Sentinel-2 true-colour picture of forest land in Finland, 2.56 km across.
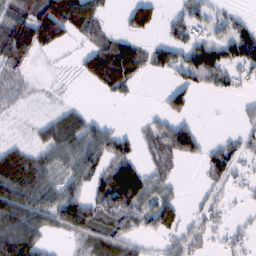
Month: February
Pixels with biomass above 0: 61%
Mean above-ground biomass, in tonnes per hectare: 45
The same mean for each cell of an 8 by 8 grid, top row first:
81 128 97 10 57 22 32 21
101 56 18 69 29 50 59 86
40 6 15 93 16 27 46 24
18 14 26 0 7 46 0 13
26 57 77 63 27 101 30 31
96 55 68 63 49 14 24 18
102 71 87 53 53 40 27 7
103 29 22 46 22 39 21 21
